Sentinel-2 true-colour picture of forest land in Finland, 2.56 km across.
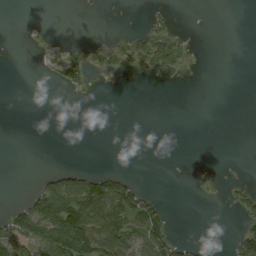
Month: September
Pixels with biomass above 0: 21%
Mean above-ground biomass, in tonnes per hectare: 21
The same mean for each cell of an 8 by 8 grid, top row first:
0 0 0 0 5 5 0 0
0 4 11 20 42 33 0 0
0 6 29 2 4 2 0 0
0 0 0 0 0 0 0 0
0 0 0 0 0 0 0 0
0 23 39 36 1 0 0 2
29 115 117 88 74 0 0 29
92 101 149 112 83 34 2 57
